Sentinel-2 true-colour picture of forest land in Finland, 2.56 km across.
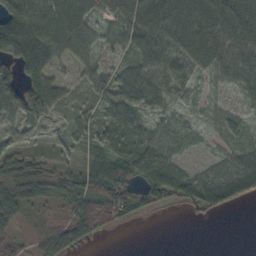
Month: October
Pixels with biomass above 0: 79%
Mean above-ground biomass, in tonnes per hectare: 46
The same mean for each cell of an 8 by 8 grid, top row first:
109 74 59 41 77 89 87 86
93 73 51 32 63 62 76 69
58 70 27 56 66 37 22 51
66 51 27 57 40 24 15 20
19 23 26 34 42 37 11 28
41 41 48 84 43 51 37 72
48 22 54 73 37 35 65 18
30 49 53 2 0 0 0 0
